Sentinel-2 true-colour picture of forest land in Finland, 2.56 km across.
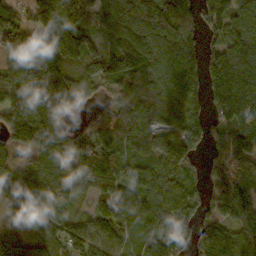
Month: October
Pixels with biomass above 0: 88%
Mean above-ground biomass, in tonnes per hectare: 129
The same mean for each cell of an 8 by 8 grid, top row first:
105 180 194 148 137 216 96 119
196 270 201 129 183 152 90 142
164 184 135 152 166 154 150 152
161 140 35 92 172 137 99 160
82 121 148 102 93 130 77 159
111 120 122 129 92 83 56 126
71 126 32 105 118 168 81 143
81 90 99 98 93 104 167 143
